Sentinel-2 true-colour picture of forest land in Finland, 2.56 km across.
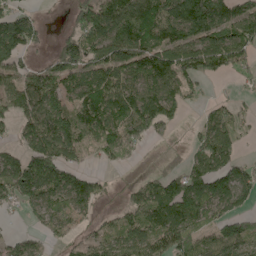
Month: May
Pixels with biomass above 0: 74%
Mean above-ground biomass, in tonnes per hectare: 87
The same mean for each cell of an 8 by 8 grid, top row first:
95 7 89 166 162 141 161 102
130 26 129 154 128 114 113 101
73 95 91 107 99 102 38 25
69 136 112 122 150 77 36 41
39 141 101 100 58 18 93 46
126 123 62 15 27 66 101 68
42 84 75 24 107 140 93 44
48 43 38 66 99 134 76 99
